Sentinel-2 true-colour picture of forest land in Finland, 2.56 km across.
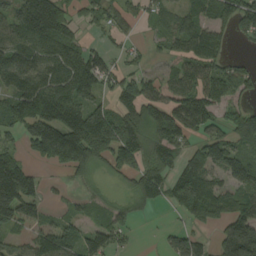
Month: August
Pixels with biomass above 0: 73%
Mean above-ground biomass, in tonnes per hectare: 111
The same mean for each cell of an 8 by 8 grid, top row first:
135 236 63 65 47 73 87 137
135 139 93 32 28 81 120 11
137 142 182 70 98 130 156 109
120 170 170 106 150 180 128 110
55 209 253 193 118 115 96 87
230 19 71 49 127 107 126 104
215 47 36 49 55 80 147 126
69 132 100 102 3 79 32 240
